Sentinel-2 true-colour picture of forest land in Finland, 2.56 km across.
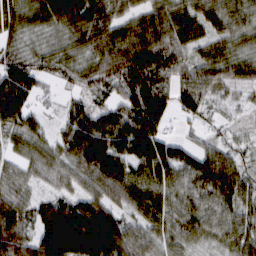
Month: March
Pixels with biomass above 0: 91%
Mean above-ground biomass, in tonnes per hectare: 77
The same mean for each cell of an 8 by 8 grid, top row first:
68 76 103 80 73 78 67 66
41 42 58 96 128 87 57 58
100 28 49 75 121 70 75 58
93 16 52 71 132 51 34 20
46 50 94 89 113 45 35 27
41 44 64 105 86 80 102 72
82 90 117 77 98 72 82 70
124 160 241 162 67 62 51 69
